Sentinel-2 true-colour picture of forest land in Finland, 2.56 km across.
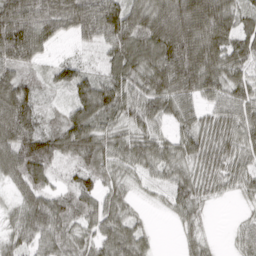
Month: March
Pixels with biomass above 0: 90%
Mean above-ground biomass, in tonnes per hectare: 69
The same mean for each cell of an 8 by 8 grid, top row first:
152 124 110 110 93 131 159 62
139 39 19 66 73 144 125 63
82 27 67 62 86 142 104 65
156 22 74 83 71 67 41 65
115 79 93 55 65 49 66 60
68 50 43 42 27 47 55 49
38 89 66 51 10 40 20 9
45 59 46 62 36 12 23 26
